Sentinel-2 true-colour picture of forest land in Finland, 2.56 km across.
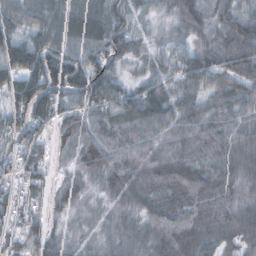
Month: October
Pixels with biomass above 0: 94%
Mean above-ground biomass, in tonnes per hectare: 56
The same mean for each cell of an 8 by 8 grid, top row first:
64 73 82 63 28 48 40 59
74 72 64 72 29 36 57 78
67 87 83 65 39 52 58 69
72 60 48 62 80 57 54 54
65 40 55 57 61 61 66 52
65 37 35 61 63 80 63 53
54 40 26 30 44 63 60 52
43 46 20 24 31 73 55 56
